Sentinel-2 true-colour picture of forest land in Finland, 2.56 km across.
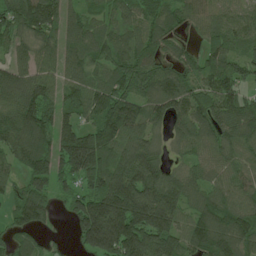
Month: June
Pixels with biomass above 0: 90%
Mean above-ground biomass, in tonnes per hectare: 108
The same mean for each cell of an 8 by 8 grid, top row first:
119 128 66 59 62 63 76 64
68 64 94 92 81 60 71 71
110 86 94 101 101 98 100 99
119 91 94 149 114 111 116 134
117 106 192 120 107 48 84 110
52 148 132 172 168 70 64 78
93 86 127 254 230 142 105 101
53 30 92 269 204 125 128 123
